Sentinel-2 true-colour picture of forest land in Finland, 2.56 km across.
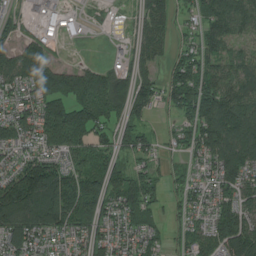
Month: July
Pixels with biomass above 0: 81%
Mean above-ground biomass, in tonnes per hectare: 98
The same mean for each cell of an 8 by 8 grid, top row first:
27 32 21 8 66 47 90 88
98 83 3 15 87 46 82 42
104 226 151 119 99 124 122 95
87 164 148 102 89 76 160 121
97 104 116 79 78 52 124 139
140 182 144 116 95 36 57 133
208 172 204 89 112 31 74 116
110 61 75 83 84 33 108 196
